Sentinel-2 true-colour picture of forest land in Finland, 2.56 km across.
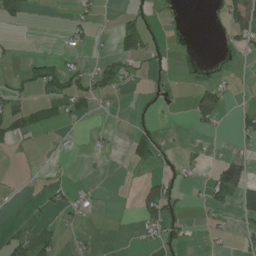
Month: July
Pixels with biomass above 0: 24%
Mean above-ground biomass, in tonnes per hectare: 21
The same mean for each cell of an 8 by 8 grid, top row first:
46 0 19 3 34 11 5 60
5 1 15 13 51 6 0 22
15 66 43 53 16 11 15 7
36 19 26 12 11 4 68 16
23 5 4 5 40 9 9 12
3 7 4 1 13 24 15 72
2 24 25 2 57 31 19 47
42 47 7 1 14 26 7 14
